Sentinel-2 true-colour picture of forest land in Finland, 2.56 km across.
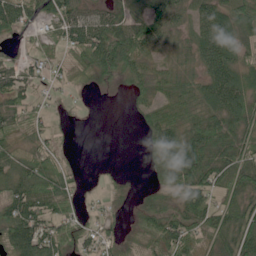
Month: June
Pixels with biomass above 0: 77%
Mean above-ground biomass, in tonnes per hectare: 44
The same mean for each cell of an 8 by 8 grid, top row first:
73 41 69 54 59 37 56 64
10 25 59 88 59 19 66 47
53 22 18 30 38 39 50 58
54 20 3 0 30 36 50 62
29 30 0 0 21 74 86 60
50 60 14 8 9 68 70 64
75 62 20 13 35 45 54 51
77 83 41 24 29 78 43 60
